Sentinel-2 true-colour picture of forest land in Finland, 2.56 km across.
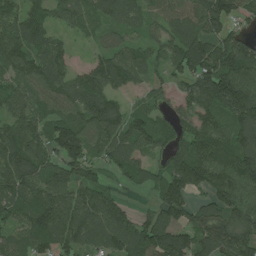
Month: July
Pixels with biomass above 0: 88%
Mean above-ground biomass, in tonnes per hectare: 112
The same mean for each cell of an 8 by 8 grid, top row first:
108 104 86 91 70 103 189 85
147 101 13 71 83 112 166 151
95 115 82 111 64 72 169 162
104 94 107 103 83 68 116 157
147 123 136 119 85 80 147 141
144 117 94 52 88 141 145 152
132 146 129 107 20 123 96 135
89 117 103 118 143 130 147 147
